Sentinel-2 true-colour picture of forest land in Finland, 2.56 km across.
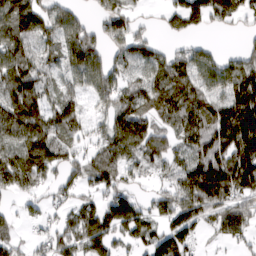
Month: March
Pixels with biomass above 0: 77%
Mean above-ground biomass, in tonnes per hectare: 92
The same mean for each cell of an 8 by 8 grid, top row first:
129 82 44 94 16 65 95 58
102 67 173 76 89 39 46 37
132 56 72 110 97 146 120 138
158 99 56 91 108 114 119 151
123 143 51 139 154 76 113 149
167 69 84 80 37 76 160 146
24 34 79 134 59 126 107 80
40 50 95 78 77 115 19 47
